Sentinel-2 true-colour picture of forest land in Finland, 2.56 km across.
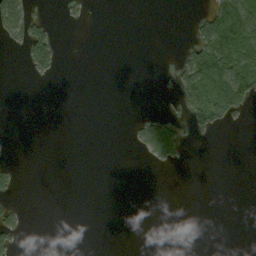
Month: September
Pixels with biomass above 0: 15%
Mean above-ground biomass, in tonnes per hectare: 23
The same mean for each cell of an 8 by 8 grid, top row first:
93 16 8 0 0 0 78 153
18 93 0 0 0 4 110 119
0 15 0 0 0 38 161 141
0 0 0 0 4 10 116 57
0 0 0 0 48 90 3 0
24 0 0 0 0 1 0 0
25 0 0 0 0 0 0 0
40 0 0 0 0 0 0 0
